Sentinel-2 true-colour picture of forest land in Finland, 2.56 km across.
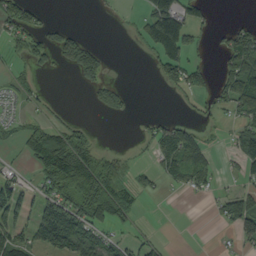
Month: September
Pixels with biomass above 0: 43%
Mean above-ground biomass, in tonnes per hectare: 37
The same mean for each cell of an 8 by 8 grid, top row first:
63 11 0 3 38 108 20 5
20 42 73 2 25 111 9 92
17 2 20 16 0 52 29 98
12 12 2 21 2 4 18 53
18 90 47 4 12 85 19 60
29 60 109 45 19 46 29 27
69 69 73 84 8 0 5 50
73 78 111 43 25 0 0 22
